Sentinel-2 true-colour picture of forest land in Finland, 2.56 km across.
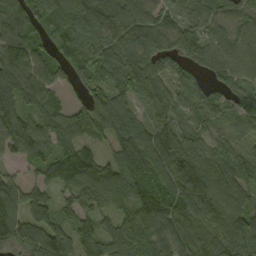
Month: September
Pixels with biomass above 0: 93%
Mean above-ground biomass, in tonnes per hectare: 93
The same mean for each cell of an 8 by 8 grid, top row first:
94 84 118 128 112 72 88 91
107 77 105 87 116 87 86 94
98 76 61 77 146 62 48 72
100 74 69 108 48 71 74 74
88 75 93 61 111 111 74 52
41 65 117 98 108 142 127 94
101 82 67 80 124 118 120 100
97 131 95 101 129 100 110 122
